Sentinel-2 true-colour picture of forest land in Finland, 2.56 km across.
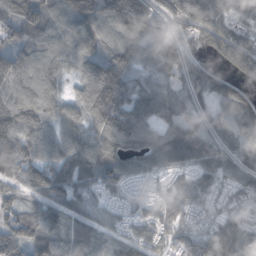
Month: October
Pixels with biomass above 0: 94%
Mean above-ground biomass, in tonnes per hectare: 110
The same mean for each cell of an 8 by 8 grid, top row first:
99 129 166 148 153 123 175 82
90 105 103 142 114 120 115 173
132 105 105 226 94 79 161 110
152 101 97 193 139 107 73 121
137 103 120 141 127 148 112 96
107 137 126 101 60 58 92 103
84 100 59 45 41 75 51 67
126 110 73 62 78 59 96 139
